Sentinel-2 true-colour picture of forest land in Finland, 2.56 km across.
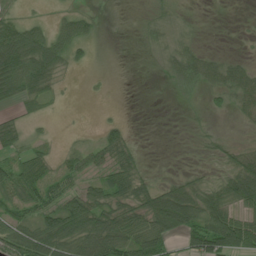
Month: July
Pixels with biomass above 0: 60%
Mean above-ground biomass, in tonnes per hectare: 38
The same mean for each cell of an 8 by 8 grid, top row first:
26 12 42 0 7 11 0 1
130 85 34 0 8 24 9 1
95 62 2 1 0 29 37 45
22 12 1 2 0 1 11 18
47 17 12 60 6 1 11 13
71 44 40 67 31 12 13 76
46 53 82 59 57 109 71 50
77 88 80 95 81 34 96 94
